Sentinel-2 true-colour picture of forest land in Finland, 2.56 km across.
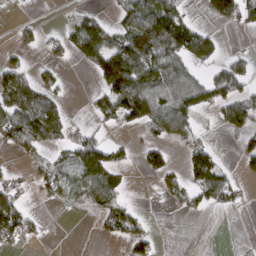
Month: March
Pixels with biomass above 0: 44%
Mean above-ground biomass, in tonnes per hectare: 47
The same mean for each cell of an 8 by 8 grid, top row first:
5 0 33 21 101 78 40 72
23 20 73 83 123 101 53 5
68 22 0 116 113 97 54 51
100 87 1 76 103 101 33 74
56 40 63 39 28 24 36 25
20 50 62 64 20 26 114 30
80 8 20 61 10 11 32 15
51 9 0 22 49 0 0 2
